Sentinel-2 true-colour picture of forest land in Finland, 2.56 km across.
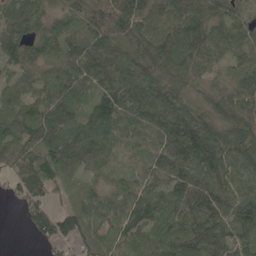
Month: May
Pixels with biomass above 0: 93%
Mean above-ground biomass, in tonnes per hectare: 81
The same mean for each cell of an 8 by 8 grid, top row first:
85 55 67 85 85 96 81 51
93 69 76 98 98 124 82 67
48 59 89 98 115 83 51 79
65 85 66 104 110 118 75 95
72 98 113 62 47 98 122 102
68 81 53 38 49 107 105 86
15 74 58 67 98 103 115 110
0 59 71 47 70 116 127 96
